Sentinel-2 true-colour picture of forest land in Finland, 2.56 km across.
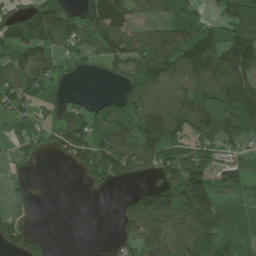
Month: June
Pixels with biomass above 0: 70%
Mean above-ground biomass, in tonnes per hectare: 86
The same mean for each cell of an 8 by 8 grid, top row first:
70 145 76 159 53 65 39 209
112 95 70 106 125 130 148 154
106 87 8 26 105 100 145 130
71 37 67 69 110 124 140 126
49 46 118 114 105 106 92 53
17 2 41 98 53 135 114 89
17 1 0 11 147 175 152 52
83 20 0 19 141 117 98 48
